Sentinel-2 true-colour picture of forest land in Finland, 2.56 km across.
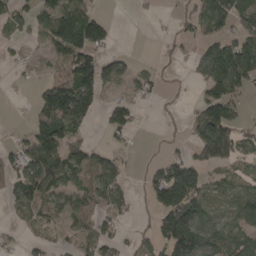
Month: April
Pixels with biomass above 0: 55%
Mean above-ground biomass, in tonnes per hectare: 63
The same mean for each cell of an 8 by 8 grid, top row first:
49 76 121 12 8 23 126 74
23 52 129 33 0 15 62 112
8 47 137 75 33 6 116 97
0 136 133 65 11 3 121 31
35 145 65 14 1 11 120 67
69 123 81 103 22 134 44 35
30 56 64 64 8 173 60 75
14 24 41 57 27 153 102 66
